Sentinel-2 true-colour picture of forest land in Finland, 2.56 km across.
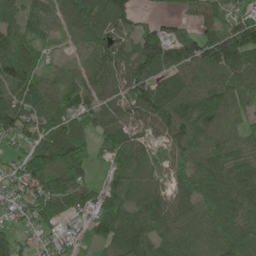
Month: June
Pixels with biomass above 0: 87%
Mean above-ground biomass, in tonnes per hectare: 80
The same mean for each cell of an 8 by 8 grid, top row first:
88 69 130 107 24 46 79 59
106 34 36 83 101 82 99 140
123 63 77 63 115 88 75 92
110 77 95 53 100 109 122 61
42 91 67 61 52 70 71 68
74 113 82 57 71 44 84 83
65 100 82 105 93 68 83 77
58 42 45 90 118 87 70 102
